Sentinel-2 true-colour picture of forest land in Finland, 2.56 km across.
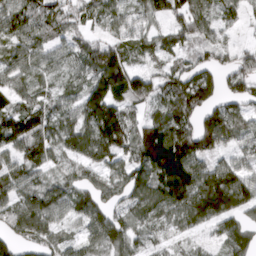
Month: March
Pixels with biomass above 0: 84%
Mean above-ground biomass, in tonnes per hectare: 81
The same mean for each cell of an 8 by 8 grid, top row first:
88 102 60 56 57 67 70 42
76 76 76 94 57 65 61 38
58 49 54 150 81 82 78 77
90 74 85 129 48 106 92 62
103 83 95 137 176 160 112 45
70 51 54 60 91 173 101 92
75 87 66 59 82 95 131 100
60 65 51 102 48 36 25 89
